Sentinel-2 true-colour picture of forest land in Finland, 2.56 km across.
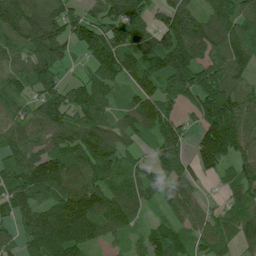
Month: July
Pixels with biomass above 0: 90%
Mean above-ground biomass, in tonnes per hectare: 108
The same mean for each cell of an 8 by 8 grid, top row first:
167 156 85 117 92 136 107 122
86 189 75 156 121 183 131 123
68 112 65 91 123 154 107 94
65 122 120 65 145 69 137 152
98 95 128 122 50 123 178 157
105 142 94 92 96 127 52 105
99 92 152 97 49 87 39 82
62 155 130 48 58 115 77 85
